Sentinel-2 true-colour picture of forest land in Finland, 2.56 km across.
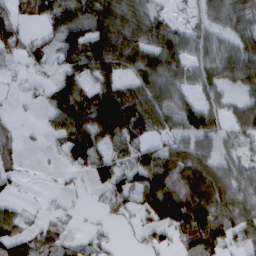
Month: March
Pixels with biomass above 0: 69%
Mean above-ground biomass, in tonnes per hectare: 62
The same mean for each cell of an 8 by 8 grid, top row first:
49 62 63 94 60 10 39 54
65 43 127 127 101 81 52 58
11 17 72 80 85 66 48 64
6 37 119 179 115 76 81 48
32 12 95 59 52 51 53 23
32 2 18 74 91 116 103 60
23 8 6 43 69 154 134 79
74 55 27 18 22 50 117 42
